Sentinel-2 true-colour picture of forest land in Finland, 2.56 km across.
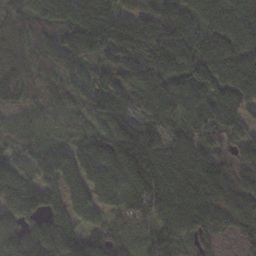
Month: November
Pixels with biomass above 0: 94%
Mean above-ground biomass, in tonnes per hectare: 99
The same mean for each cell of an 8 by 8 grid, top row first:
81 96 128 106 86 125 116 130
70 87 111 128 110 122 105 127
130 53 66 90 102 108 115 130
70 30 43 94 72 92 105 83
72 51 68 114 120 89 102 103
117 92 98 128 140 133 130 98
128 124 80 79 101 146 125 85
116 138 124 90 56 87 49 41
